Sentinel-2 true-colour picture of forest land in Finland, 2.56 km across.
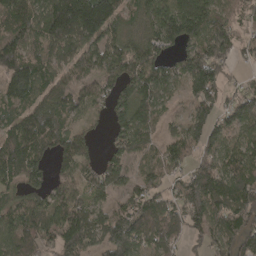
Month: April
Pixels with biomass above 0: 83%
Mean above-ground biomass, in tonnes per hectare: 112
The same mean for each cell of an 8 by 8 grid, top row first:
123 178 249 130 87 187 140 64
146 111 120 105 127 85 155 69
142 108 100 100 156 100 169 29
73 129 66 79 109 23 115 126
127 121 83 57 75 104 95 97
92 90 102 120 73 67 141 142
74 125 130 85 138 99 168 147
104 87 156 172 122 97 88 106
